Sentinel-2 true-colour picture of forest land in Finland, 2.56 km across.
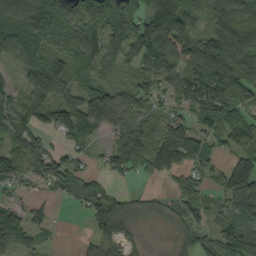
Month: September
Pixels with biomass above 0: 80%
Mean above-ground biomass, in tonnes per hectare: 77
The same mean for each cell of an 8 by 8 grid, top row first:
88 99 79 94 93 124 56 69
91 69 89 81 115 76 110 122
30 137 42 33 52 84 141 132
74 89 154 144 57 44 121 96
67 40 56 54 102 131 74 63
42 86 72 45 28 49 54 147
57 32 28 101 39 50 59 120
79 21 12 87 22 47 67 131
